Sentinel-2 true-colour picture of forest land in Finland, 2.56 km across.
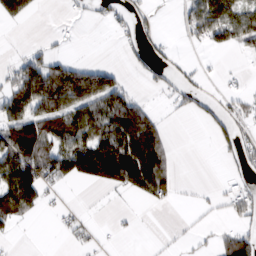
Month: February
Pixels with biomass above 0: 42%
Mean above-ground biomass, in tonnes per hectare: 48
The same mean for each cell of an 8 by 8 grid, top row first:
54 0 11 30 29 13 98 80
3 14 2 1 37 15 32 35
58 113 120 59 15 34 12 8
87 92 95 107 57 17 40 37
137 95 106 114 125 11 3 48
158 86 85 108 147 37 0 33
105 23 13 4 10 8 13 58
8 0 19 8 1 7 9 70
